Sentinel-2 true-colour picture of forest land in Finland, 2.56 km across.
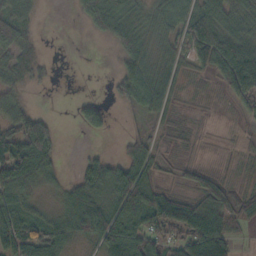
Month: October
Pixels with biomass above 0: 73%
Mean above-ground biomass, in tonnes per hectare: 48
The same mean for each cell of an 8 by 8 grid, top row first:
49 1 26 87 49 58 91 57
73 3 0 23 56 43 104 86
51 17 0 21 80 31 25 110
58 10 38 16 34 24 9 26
113 63 1 2 39 18 9 13
100 45 43 73 56 25 40 13
62 24 71 66 84 93 62 44
76 68 38 94 78 51 136 18
